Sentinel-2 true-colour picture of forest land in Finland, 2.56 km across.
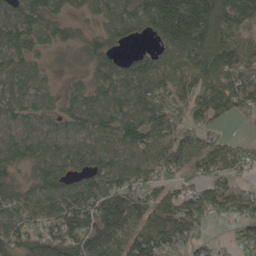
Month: May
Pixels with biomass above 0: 84%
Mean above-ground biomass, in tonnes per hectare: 100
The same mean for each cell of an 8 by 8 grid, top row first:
105 97 40 95 143 214 177 160
106 45 44 77 32 131 150 138
92 38 27 127 143 104 124 140
91 70 110 106 105 111 110 84
91 83 84 84 105 155 62 39
45 97 89 123 80 62 84 43
103 100 155 180 85 94 88 81
111 99 160 120 157 102 47 53
